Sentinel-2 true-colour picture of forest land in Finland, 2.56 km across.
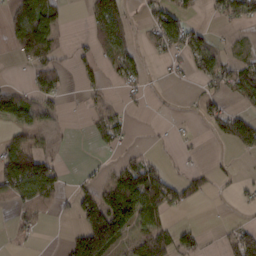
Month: February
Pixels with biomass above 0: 43%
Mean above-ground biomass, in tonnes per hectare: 40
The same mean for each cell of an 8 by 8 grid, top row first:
51 80 2 97 16 48 10 46
42 83 22 60 12 41 46 12
4 60 23 15 19 6 40 71
47 28 5 25 3 2 32 28
59 19 0 27 5 6 2 49
110 89 12 32 106 21 21 8
26 33 90 150 109 34 1 7
10 1 114 151 66 59 9 63
